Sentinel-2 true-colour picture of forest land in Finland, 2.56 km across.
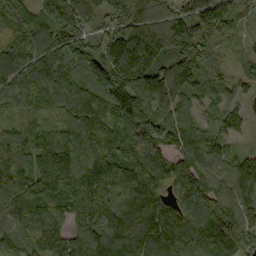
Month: September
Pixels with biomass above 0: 97%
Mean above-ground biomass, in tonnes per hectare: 134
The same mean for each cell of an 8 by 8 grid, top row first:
145 118 139 141 174 133 184 90
125 133 131 175 238 145 105 44
121 128 115 190 166 135 71 62
81 84 152 179 187 102 41 47
127 134 182 175 149 98 96 35
153 173 176 183 149 148 124 141
148 153 129 145 147 98 170 131
98 148 93 153 161 126 193 175
